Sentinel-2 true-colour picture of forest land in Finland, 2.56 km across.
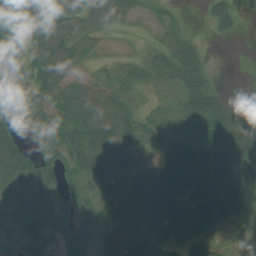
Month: August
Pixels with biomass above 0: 80%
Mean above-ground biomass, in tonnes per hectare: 36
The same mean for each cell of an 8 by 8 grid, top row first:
45 64 41 40 20 16 17 11
18 69 38 10 12 47 7 0
51 45 28 31 24 28 22 0
44 45 45 52 18 17 52 23
54 37 53 70 36 29 43 46
45 27 37 56 67 55 51 42
31 35 20 34 72 60 57 29
19 31 34 26 48 34 26 8
